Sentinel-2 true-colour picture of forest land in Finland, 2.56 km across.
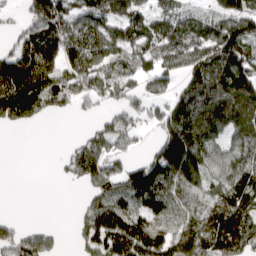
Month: April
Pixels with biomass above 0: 73%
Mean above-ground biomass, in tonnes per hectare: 99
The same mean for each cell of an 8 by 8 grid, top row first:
31 194 108 102 92 100 79 155
87 126 146 100 98 115 133 145
194 143 124 134 68 65 148 141
138 64 30 62 74 144 143 141
0 2 69 85 25 188 101 85
0 1 86 97 152 140 75 97
0 0 36 132 109 87 85 106
108 59 57 171 169 129 127 128
